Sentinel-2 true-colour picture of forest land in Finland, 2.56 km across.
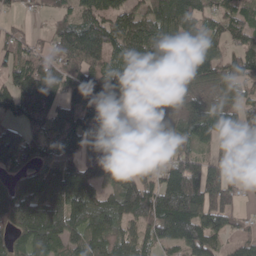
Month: April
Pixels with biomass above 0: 84%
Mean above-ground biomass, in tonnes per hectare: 104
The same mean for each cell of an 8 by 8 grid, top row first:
19 34 79 94 94 177 65 79
66 56 136 109 135 136 89 68
90 112 114 116 122 79 85 100
82 122 121 94 81 76 109 86
123 107 125 126 51 49 59 57
82 153 150 92 68 155 153 28
174 183 141 118 152 222 173 46
82 164 104 120 91 118 106 52
